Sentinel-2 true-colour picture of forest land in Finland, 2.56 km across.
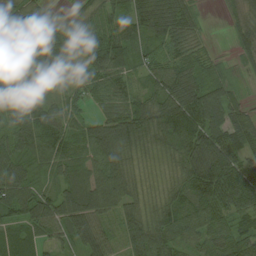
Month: August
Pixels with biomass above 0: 93%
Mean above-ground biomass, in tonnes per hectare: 69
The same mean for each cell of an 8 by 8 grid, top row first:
42 36 41 60 98 97 9 42
89 117 67 124 60 47 21 44
84 95 41 64 38 85 64 14
68 68 32 48 75 135 113 48
89 84 52 97 64 94 120 84
94 36 46 82 30 42 124 109
84 79 100 50 47 61 89 68
67 38 76 37 98 55 53 80
